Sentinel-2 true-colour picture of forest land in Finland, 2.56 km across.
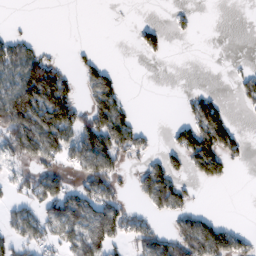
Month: February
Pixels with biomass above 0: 41%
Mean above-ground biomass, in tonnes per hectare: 48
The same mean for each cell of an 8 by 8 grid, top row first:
1 0 0 0 1 9 0 0
65 10 6 0 32 0 0 0
95 142 40 58 0 0 0 25
155 147 65 111 1 3 84 8
106 104 93 112 34 52 121 31
38 60 56 67 62 57 56 0
24 69 98 88 29 66 9 0
47 41 88 80 71 85 120 35
